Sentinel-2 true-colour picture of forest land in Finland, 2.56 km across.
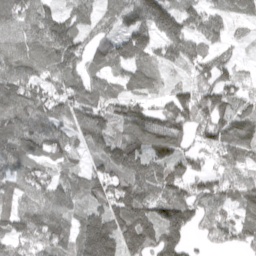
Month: April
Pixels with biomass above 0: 91%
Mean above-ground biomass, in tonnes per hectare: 104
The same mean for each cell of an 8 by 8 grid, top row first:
104 98 76 64 120 110 102 64
113 136 97 112 123 101 83 27
128 91 88 74 82 26 81 52
123 106 123 95 87 126 135 90
111 115 66 119 134 99 71 144
96 76 74 114 163 118 86 78
94 131 87 151 169 166 98 83
92 116 164 198 196 119 47 72
